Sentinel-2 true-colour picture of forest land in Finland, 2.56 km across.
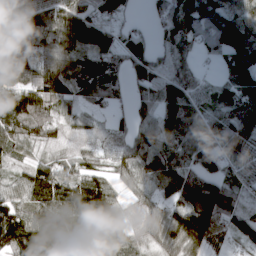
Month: March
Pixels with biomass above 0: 89%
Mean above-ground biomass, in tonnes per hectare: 98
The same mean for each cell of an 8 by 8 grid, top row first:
141 119 120 80 23 155 89 77
135 100 138 115 66 124 67 116
93 140 135 92 120 164 28 112
112 82 56 45 63 177 79 119
78 48 29 32 96 110 110 86
46 102 74 48 70 141 131 40
96 117 107 87 67 110 225 76
141 129 119 69 66 133 138 66
